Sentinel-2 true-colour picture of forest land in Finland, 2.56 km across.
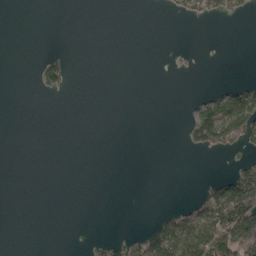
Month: May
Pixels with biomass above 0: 15%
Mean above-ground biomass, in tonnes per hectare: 21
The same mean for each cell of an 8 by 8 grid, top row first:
0 0 0 0 0 12 34 20
0 2 0 0 0 3 1 0
0 63 0 0 0 0 0 12
0 0 0 0 0 0 82 137
0 0 0 0 0 0 73 61
0 0 0 0 0 0 15 84
0 0 0 0 0 23 91 163
0 0 1 15 63 109 122 147
